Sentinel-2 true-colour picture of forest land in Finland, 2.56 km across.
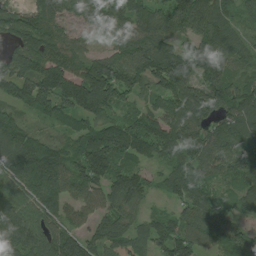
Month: July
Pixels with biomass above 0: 91%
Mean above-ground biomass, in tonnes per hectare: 97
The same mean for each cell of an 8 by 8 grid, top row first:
68 108 64 93 105 109 112 55
74 107 58 69 127 74 111 68
123 142 137 177 116 107 68 46
56 83 117 92 84 112 123 116
100 75 92 159 121 101 93 113
125 171 111 107 57 109 73 93
105 93 71 82 41 54 121 54
115 93 90 103 81 141 82 74
